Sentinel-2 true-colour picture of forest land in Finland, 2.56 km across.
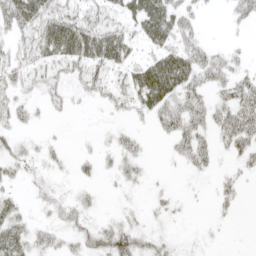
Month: May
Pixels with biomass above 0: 56%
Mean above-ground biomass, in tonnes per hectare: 26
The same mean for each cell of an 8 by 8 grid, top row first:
54 48 38 24 53 42 4 22
23 43 56 55 21 39 25 9
27 25 27 30 50 59 33 36
27 11 3 12 23 49 38 58
21 11 3 20 12 26 26 40
20 13 13 16 15 3 10 18
27 16 24 5 10 10 4 11
50 29 28 62 31 11 5 0
